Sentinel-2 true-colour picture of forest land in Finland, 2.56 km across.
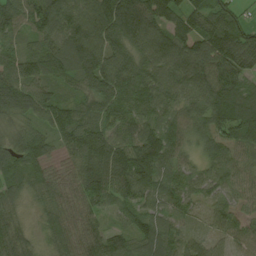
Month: August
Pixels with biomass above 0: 97%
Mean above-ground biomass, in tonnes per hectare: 87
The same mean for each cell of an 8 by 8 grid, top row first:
86 109 105 144 139 93 102 53
53 89 145 107 94 108 122 116
108 84 87 131 102 88 102 82
72 85 84 82 93 74 98 127
59 55 99 109 130 91 69 92
73 52 83 123 149 81 63 66
54 43 71 62 75 65 40 47
78 41 79 78 96 72 51 61
